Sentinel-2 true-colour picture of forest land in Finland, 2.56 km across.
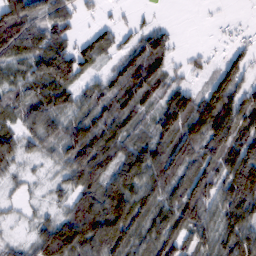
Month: February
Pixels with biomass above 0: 82%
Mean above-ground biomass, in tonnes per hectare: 84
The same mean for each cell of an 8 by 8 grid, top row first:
161 92 36 13 13 0 2 4
102 119 67 62 105 33 11 35
63 112 70 76 147 42 40 76
69 110 78 102 61 130 124 106
86 78 142 99 77 123 116 110
38 29 97 92 115 114 113 150
21 37 106 135 99 114 106 125
26 117 134 138 94 101 83 113
